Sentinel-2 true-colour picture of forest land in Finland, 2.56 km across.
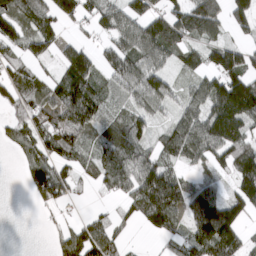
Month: March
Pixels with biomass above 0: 72%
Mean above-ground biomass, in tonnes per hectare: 76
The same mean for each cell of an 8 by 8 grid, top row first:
101 93 70 86 90 95 125 81
62 60 64 62 123 91 79 73
80 52 116 55 97 32 78 130
60 89 120 42 63 51 89 142
39 83 67 64 56 112 112 111
3 102 44 78 124 75 36 118
0 29 13 22 103 111 151 89
0 7 98 73 8 46 140 75
